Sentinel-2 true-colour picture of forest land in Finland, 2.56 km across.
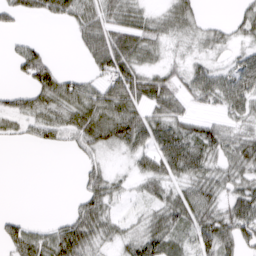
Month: March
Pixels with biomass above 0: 69%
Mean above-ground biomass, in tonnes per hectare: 41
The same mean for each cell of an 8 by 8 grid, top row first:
30 30 54 43 35 47 10 29
19 11 25 90 58 11 22 21
14 54 34 77 62 36 64 65
44 47 65 81 55 49 20 47
11 32 42 45 50 87 69 54
0 0 20 26 43 48 52 47
1 0 37 29 20 61 58 62
55 51 74 28 59 44 34 60
